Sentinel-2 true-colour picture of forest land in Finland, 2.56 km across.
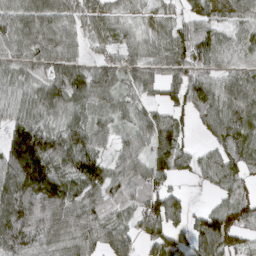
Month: March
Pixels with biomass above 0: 87%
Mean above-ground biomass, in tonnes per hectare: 81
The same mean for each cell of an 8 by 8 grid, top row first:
81 82 71 63 36 40 60 66
73 105 55 64 62 84 97 56
63 69 82 92 73 63 72 81
62 73 68 62 56 60 78 95
148 116 101 51 72 87 37 95
170 147 96 72 93 58 49 60
155 140 91 54 88 74 40 90
121 97 113 101 69 60 112 63
